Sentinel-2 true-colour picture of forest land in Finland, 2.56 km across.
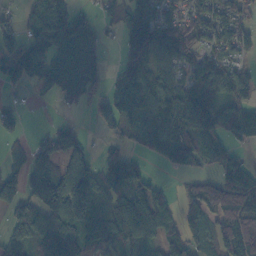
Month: October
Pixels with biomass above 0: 73%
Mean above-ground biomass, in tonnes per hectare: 84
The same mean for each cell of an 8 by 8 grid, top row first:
29 145 55 40 110 59 99 62
84 78 97 6 150 108 65 51
45 89 98 38 138 70 83 59
23 1 14 86 110 143 146 118
18 67 55 26 50 159 118 48
58 116 115 96 48 21 42 109
73 129 122 99 108 62 119 175
66 187 103 70 103 80 75 174
